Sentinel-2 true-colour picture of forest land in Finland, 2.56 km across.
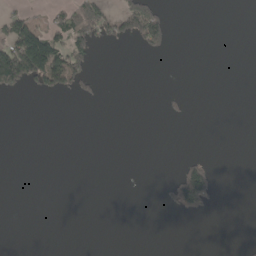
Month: May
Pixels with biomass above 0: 13%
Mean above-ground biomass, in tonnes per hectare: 23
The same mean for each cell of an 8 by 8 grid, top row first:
48 28 117 57 138 0 0 0
181 178 79 13 56 4 0 0
130 104 56 0 0 0 0 0
0 0 0 0 0 11 0 0
0 0 0 0 0 0 0 0
0 0 0 0 0 64 94 0
0 0 0 0 0 66 48 0
0 0 0 0 0 0 0 3
